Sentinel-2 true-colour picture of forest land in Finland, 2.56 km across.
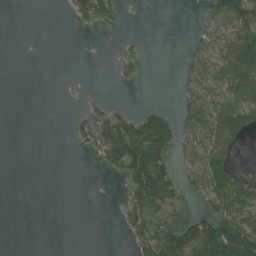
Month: July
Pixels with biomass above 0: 36%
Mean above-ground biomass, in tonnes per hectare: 39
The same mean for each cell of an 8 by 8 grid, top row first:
0 0 37 36 0 0 39 107
0 0 0 1 8 1 43 123
0 0 0 6 9 15 60 100
0 0 11 34 30 32 71 96
0 0 22 119 143 63 72 38
0 0 0 15 142 58 129 63
0 0 0 1 87 43 60 96
0 0 0 0 58 125 171 135
